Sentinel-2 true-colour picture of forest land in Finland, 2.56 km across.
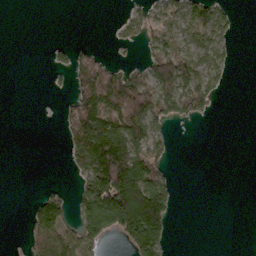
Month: March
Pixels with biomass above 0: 38%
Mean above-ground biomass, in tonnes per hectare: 45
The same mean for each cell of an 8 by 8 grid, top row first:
0 0 0 2 33 38 76 13
0 14 24 13 33 61 98 7
0 7 57 86 69 132 78 0
0 0 98 94 113 60 22 0
0 0 110 168 116 12 0 0
0 0 52 176 129 16 0 0
0 74 60 192 223 31 0 0
0 50 70 22 165 7 0 0
